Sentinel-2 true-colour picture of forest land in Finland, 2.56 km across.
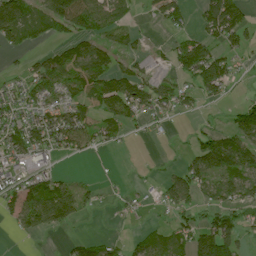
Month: July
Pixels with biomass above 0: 58%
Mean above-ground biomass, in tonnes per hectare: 64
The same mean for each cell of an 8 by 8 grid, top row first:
125 104 117 76 19 60 93 84
30 32 98 68 19 64 83 52
28 99 112 117 82 57 134 18
59 74 75 91 61 40 11 74
87 83 67 33 6 4 111 118
62 66 8 4 7 55 100 109
82 154 63 14 15 63 56 70
7 4 40 31 58 68 125 67
